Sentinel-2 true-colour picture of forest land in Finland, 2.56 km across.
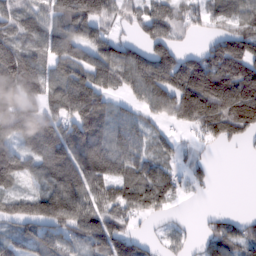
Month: February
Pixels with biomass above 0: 77%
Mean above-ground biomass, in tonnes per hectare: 89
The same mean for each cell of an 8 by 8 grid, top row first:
85 79 129 59 70 69 53 87
103 95 98 75 64 67 51 108
162 82 114 79 126 136 167 176
113 74 154 84 51 116 171 182
70 126 141 116 55 34 35 27
79 111 157 130 118 55 27 0
90 162 112 89 83 17 7 3
67 92 63 126 41 33 56 80
